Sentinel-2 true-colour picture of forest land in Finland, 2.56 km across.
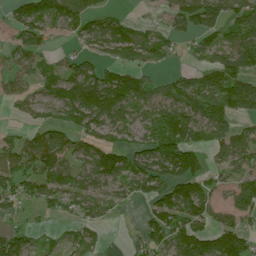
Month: July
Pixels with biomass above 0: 69%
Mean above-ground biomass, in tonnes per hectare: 79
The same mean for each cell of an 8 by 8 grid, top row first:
65 107 80 41 8 71 124 87
72 33 27 65 76 27 63 113
56 54 108 101 43 46 71 83
25 49 153 154 66 121 106 62
59 106 78 92 93 141 79 82
85 93 97 132 135 103 70 57
41 41 71 50 28 131 101 97
89 17 65 2 76 125 143 123
